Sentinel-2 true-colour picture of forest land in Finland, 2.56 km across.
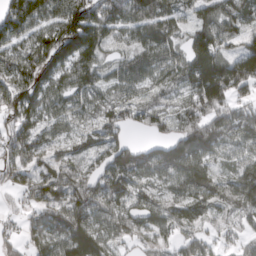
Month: March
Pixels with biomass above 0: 86%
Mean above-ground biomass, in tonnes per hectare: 90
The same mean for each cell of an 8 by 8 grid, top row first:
120 89 144 105 121 61 72 72
77 126 152 47 91 64 123 68
103 87 94 56 73 60 199 179
126 79 70 83 56 47 157 92
95 60 56 111 46 121 121 87
63 84 81 114 82 100 82 84
23 105 116 87 87 73 65 105
55 90 184 80 53 56 50 48
